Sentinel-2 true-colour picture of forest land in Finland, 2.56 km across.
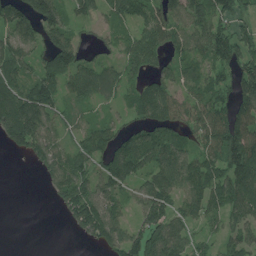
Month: July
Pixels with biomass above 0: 78%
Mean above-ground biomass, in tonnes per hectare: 97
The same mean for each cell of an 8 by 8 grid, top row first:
129 146 64 67 92 97 134 82
108 111 90 43 118 75 126 140
131 134 100 81 72 79 96 115
207 112 48 35 90 96 116 98
92 108 75 114 129 101 110 153
0 69 112 129 89 114 143 153
0 7 179 100 111 96 109 120
0 0 22 111 145 130 50 89
